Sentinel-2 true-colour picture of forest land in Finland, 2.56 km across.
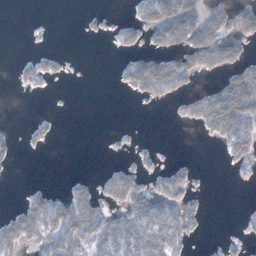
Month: January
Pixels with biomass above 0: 36%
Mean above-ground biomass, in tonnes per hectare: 37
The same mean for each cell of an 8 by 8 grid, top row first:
0 0 7 9 44 118 63 73
0 7 0 12 45 63 94 45
13 22 2 7 121 88 20 95
0 4 0 0 2 23 108 149
15 17 0 8 7 1 12 106
2 0 9 32 37 68 3 16
19 63 68 45 75 68 12 4
58 50 80 68 76 66 7 18
